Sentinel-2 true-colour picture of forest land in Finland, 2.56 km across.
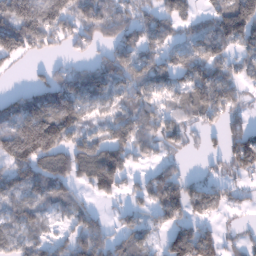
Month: January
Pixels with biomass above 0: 74%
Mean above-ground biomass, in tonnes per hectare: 92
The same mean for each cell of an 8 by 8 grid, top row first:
171 134 114 102 62 94 67 212
128 49 39 79 92 70 115 85
2 63 102 119 103 84 147 87
106 139 113 75 100 73 99 48
188 199 108 161 105 45 20 119
101 118 95 177 40 70 37 48
73 56 51 22 53 119 84 29
73 55 114 92 79 117 112 39
